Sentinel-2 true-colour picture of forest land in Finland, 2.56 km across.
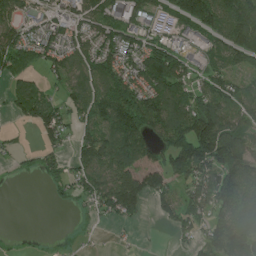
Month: June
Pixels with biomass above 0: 68%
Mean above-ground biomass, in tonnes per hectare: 86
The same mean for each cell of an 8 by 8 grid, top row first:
84 47 90 99 62 84 168 167
131 79 83 95 103 63 59 135
69 37 89 115 113 128 89 62
41 103 87 159 165 138 156 98
16 41 83 133 99 148 204 121
9 54 75 123 124 83 134 139
0 8 23 99 56 85 100 103
4 4 8 3 1 21 72 109
